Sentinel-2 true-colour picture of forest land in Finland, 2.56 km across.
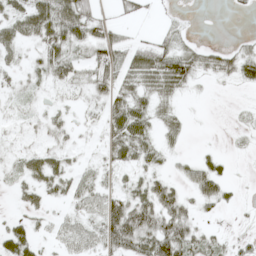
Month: May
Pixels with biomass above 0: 64%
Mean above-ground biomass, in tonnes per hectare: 30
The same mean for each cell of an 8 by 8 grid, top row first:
38 61 57 18 21 10 0 4
27 45 34 66 52 36 22 15
15 27 28 62 50 60 12 29
11 16 12 55 34 16 1 3
9 17 23 39 38 13 2 4
18 51 40 16 28 17 46 1
10 23 35 53 67 53 16 6
49 34 34 57 62 85 33 13
